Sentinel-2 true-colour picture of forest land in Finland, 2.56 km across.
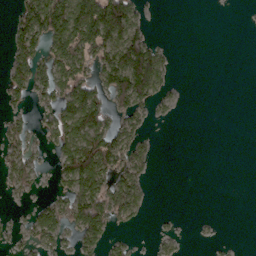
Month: March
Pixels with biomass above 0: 40%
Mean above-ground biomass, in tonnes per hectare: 45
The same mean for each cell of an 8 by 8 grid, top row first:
50 151 138 134 20 0 0 0
65 65 104 96 98 4 0 0
59 62 77 101 145 9 0 0
24 40 140 55 42 10 0 0
48 39 151 116 30 0 0 0
52 12 138 71 29 0 0 0
5 51 104 80 25 1 0 0
23 84 77 41 4 25 7 1
